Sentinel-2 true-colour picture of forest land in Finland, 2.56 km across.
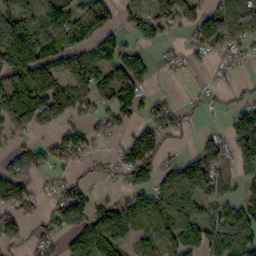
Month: October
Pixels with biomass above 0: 66%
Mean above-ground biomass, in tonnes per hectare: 87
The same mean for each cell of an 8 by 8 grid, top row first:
85 93 88 64 99 126 95 143
190 94 76 85 52 29 107 88
109 171 110 114 83 14 16 26
143 145 86 87 74 67 32 84
48 53 84 30 159 26 83 118
102 42 39 47 109 82 126 52
102 36 136 31 109 139 82 60
66 64 95 85 77 148 134 110
